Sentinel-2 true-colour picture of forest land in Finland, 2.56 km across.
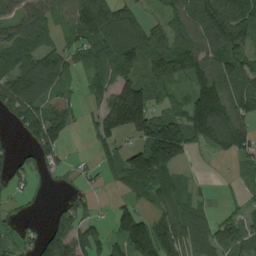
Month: August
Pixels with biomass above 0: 74%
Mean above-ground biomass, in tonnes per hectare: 88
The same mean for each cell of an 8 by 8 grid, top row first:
80 71 105 139 45 94 138 144
101 74 84 149 135 137 133 86
112 144 40 90 100 95 120 88
87 97 27 197 200 68 183 95
15 124 2 69 149 198 69 101
37 29 29 36 152 57 4 22
23 12 65 36 47 77 29 32
51 113 118 67 150 108 75 80
